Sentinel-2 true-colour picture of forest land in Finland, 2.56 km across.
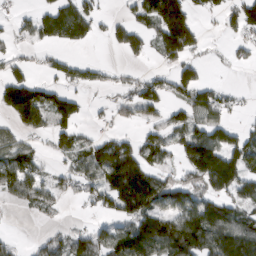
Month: March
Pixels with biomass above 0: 56%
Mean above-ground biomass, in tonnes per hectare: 67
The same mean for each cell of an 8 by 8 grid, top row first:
20 64 103 16 79 145 24 91
23 35 23 24 42 136 15 24
75 30 38 17 45 71 25 1
123 99 45 31 52 41 92 16
59 22 48 72 57 57 117 72
106 32 58 132 122 33 153 109
15 32 8 76 116 103 101 64
13 35 57 90 170 160 165 179
